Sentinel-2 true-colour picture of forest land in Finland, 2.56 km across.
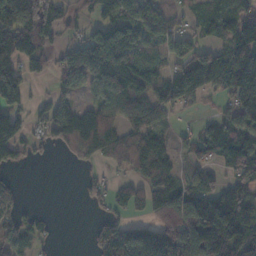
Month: November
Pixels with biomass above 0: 69%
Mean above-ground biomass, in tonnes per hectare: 85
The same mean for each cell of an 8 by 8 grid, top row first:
161 108 31 101 134 43 63 74
124 60 106 174 88 88 66 120
105 33 121 150 97 124 129 163
58 60 102 70 78 38 14 90
91 49 107 107 108 35 55 111
20 0 12 22 64 60 61 75
55 4 7 58 77 151 127 110
113 16 0 138 153 173 183 123
